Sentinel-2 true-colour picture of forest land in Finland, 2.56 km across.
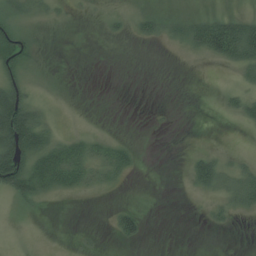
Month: July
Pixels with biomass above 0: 34%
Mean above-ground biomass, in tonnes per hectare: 23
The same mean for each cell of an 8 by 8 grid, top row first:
34 14 2 8 17 18 28 30
76 1 0 0 3 13 67 89
54 1 0 0 0 0 0 24
153 20 0 0 0 1 0 30
149 65 38 29 2 0 1 0
124 86 55 40 2 0 69 49
13 6 0 10 6 0 13 33
0 0 5 8 16 0 0 1
